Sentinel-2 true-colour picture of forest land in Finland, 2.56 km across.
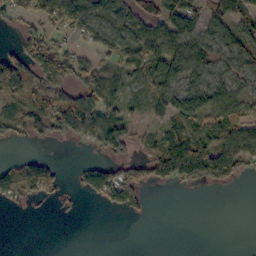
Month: October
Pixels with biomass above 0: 57%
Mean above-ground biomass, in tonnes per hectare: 59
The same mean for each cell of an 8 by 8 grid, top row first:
52 76 97 69 66 95 66 92
40 91 38 67 88 88 64 83
105 123 79 51 51 67 56 52
58 143 182 67 25 86 103 73
20 24 40 105 22 86 89 94
94 89 48 106 78 84 97 41
27 11 11 54 32 0 0 0
0 0 0 0 0 0 0 0
